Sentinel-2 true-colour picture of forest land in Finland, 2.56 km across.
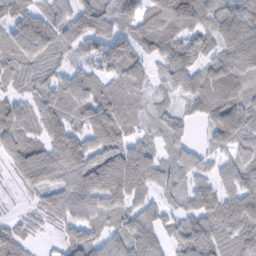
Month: February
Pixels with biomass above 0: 88%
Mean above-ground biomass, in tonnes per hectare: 72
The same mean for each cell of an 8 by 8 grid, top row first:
98 72 85 89 103 136 97 110
91 90 59 108 60 90 69 120
53 58 62 65 58 72 86 77
68 80 69 93 36 44 66 88
76 79 80 86 44 43 30 72
45 77 88 104 94 60 41 70
11 63 80 66 63 47 71 83
63 10 67 58 91 50 78 57
